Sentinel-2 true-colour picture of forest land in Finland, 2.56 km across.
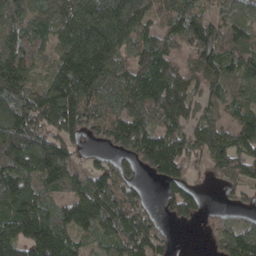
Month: April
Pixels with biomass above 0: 87%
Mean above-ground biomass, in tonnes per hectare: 118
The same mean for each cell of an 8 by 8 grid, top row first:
88 95 178 192 127 96 74 64
121 73 208 183 85 71 154 107
172 94 203 122 132 129 97 118
148 153 174 94 121 126 76 94
173 142 69 96 168 133 152 119
151 142 75 131 49 89 50 104
179 83 218 147 71 90 21 55
175 205 74 104 132 15 24 169
